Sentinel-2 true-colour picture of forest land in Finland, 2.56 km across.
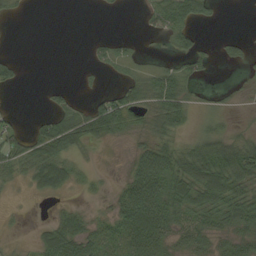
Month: September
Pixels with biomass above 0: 55%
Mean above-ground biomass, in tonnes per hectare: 29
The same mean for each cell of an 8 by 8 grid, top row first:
6 0 0 2 12 60 20 0
0 0 0 24 3 23 6 19
16 1 3 7 38 53 5 3
8 19 37 63 39 57 11 3
37 66 38 11 25 32 60 45
17 43 13 3 72 69 78 78
2 3 14 28 84 56 55 57
3 40 59 56 78 34 35 36
